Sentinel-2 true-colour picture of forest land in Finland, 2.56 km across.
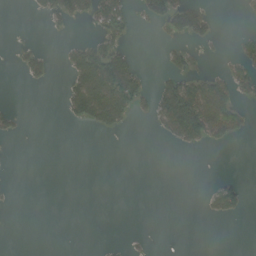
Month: August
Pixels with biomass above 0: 21%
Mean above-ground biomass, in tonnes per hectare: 26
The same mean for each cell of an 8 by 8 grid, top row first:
0 32 42 89 37 92 33 4
9 5 43 54 0 21 9 32
3 24 84 134 34 52 62 70
22 0 73 127 19 146 136 42
1 0 0 0 0 29 36 7
0 0 0 0 0 0 1 8
1 0 0 0 0 0 27 31
0 0 0 2 5 0 0 0
